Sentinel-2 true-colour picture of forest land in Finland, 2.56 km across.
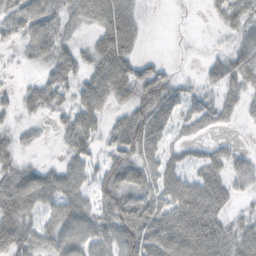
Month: October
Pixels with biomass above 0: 73%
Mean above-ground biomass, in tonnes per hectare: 44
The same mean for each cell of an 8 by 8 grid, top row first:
56 62 56 76 17 0 11 45
21 59 28 68 11 1 5 44
5 37 38 85 77 29 30 51
23 34 55 32 72 43 45 29
27 8 58 40 71 24 22 9
45 45 41 59 56 44 56 50
60 41 50 62 66 66 76 16
62 44 55 51 85 80 81 51
